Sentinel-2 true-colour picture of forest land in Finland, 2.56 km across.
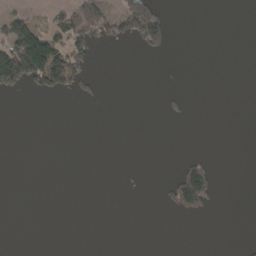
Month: April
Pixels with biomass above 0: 13%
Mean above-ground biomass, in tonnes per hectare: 23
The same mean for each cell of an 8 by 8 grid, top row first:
48 28 117 57 138 0 0 0
181 178 79 13 56 4 0 0
130 104 56 0 0 0 0 0
0 0 0 0 0 11 0 0
0 0 0 0 0 0 0 0
0 0 0 0 0 64 94 0
0 0 0 0 0 66 48 0
0 0 0 0 0 0 0 3
